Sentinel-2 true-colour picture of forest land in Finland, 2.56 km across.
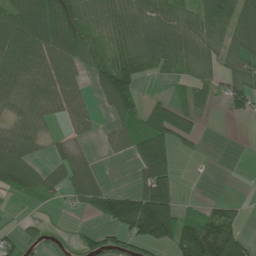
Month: July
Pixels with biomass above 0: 63%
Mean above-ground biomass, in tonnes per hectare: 60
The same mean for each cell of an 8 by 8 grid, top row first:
83 106 83 65 65 60 115 119
74 68 65 74 114 91 59 90
67 64 30 137 39 35 58 81
37 39 42 51 60 63 26 34
66 20 14 27 75 56 7 0
80 59 52 2 73 38 1 0
3 12 30 131 173 73 33 24
45 21 27 51 96 97 169 85
